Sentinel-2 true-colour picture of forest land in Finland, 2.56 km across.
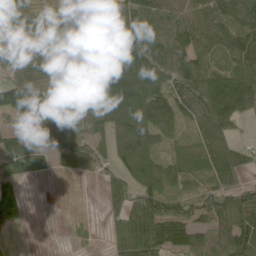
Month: June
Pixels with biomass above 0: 85%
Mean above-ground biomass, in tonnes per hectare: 81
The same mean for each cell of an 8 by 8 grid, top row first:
59 48 55 132 99 84 86 116
74 60 48 85 109 92 78 104
77 58 39 131 129 82 122 127
89 158 79 146 133 95 112 100
64 98 62 98 121 39 88 47
62 16 25 52 105 87 78 60
61 3 2 57 124 76 90 125
2 2 12 44 144 108 67 142
